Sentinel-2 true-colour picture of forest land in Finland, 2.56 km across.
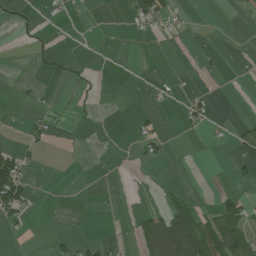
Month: July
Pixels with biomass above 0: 17%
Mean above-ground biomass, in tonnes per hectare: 16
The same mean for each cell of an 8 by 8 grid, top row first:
6 6 2 0 53 21 0 6
0 3 0 0 0 0 3 0
3 2 5 0 2 9 3 0
6 11 4 0 8 4 25 1
15 16 1 2 24 1 4 48
99 0 0 1 1 1 0 11
63 0 2 0 7 63 17 45
2 5 13 9 55 146 122 88
